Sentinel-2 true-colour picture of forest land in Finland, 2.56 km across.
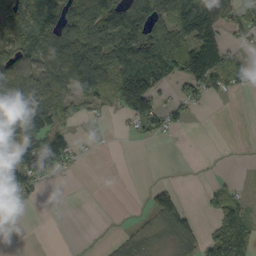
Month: September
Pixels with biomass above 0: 55%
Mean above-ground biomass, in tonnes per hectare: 66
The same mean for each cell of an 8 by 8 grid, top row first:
128 117 132 150 148 120 117 60
100 110 136 130 168 149 140 24
129 101 105 118 200 75 115 61
130 115 44 39 99 38 4 0
109 100 27 7 11 2 0 1
116 69 4 0 0 0 2 5
17 0 0 0 13 84 28 66
0 0 0 12 33 68 55 99
